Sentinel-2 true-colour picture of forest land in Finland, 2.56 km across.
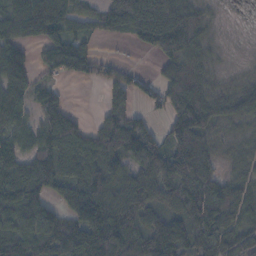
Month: November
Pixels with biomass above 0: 83%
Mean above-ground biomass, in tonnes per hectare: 109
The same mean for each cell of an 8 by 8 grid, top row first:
134 187 80 113 180 126 43 7
92 106 96 3 62 151 61 12
107 47 39 79 36 218 73 39
78 98 19 83 42 172 142 112
81 124 132 169 168 121 62 48
186 165 128 117 132 188 98 61
163 85 150 111 105 96 172 114
128 166 149 167 149 137 142 97
